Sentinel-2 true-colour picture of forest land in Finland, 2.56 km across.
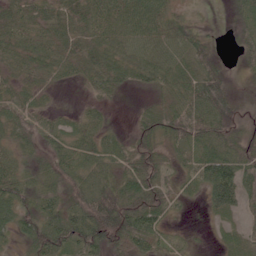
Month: June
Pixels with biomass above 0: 82%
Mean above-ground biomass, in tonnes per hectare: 44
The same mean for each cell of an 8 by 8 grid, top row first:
46 45 57 58 70 30 2 27
52 53 53 53 55 50 27 25
38 31 28 51 33 44 59 10
47 21 15 8 24 46 61 27
28 32 45 33 36 39 66 62
48 34 38 38 75 30 92 91
64 46 51 85 90 24 32 39
23 76 75 57 66 11 3 18
